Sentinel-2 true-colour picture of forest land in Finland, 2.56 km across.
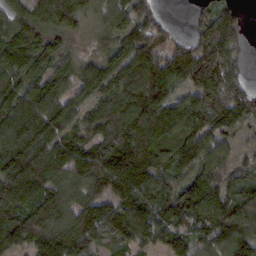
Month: February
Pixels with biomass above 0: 91%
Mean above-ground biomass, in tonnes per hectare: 114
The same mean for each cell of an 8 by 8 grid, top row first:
118 119 112 100 111 6 69 61
122 100 27 76 167 92 140 84
104 104 91 127 163 104 181 91
126 129 81 134 165 120 170 119
139 124 93 131 148 113 88 43
157 145 109 186 168 87 92 76
142 144 116 109 123 139 140 106
121 154 142 76 75 96 86 128
